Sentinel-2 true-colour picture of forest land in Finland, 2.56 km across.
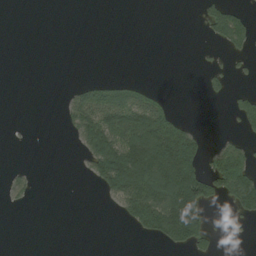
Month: August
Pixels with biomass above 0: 26%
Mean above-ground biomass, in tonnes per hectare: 47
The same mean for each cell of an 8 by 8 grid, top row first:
0 0 0 0 0 0 52 43
0 0 0 0 0 0 7 47
0 0 11 25 7 0 26 8
0 0 106 119 121 27 0 58
1 0 52 166 225 211 18 35
16 0 6 198 223 249 105 134
9 0 0 14 184 221 58 75
0 0 0 0 14 87 34 7
